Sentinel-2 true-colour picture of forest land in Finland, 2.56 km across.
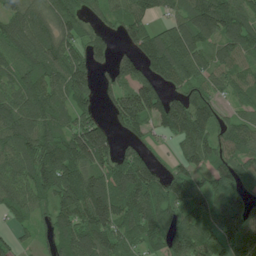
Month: July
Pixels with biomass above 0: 85%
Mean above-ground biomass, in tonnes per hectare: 101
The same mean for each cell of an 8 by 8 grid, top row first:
109 93 83 59 82 68 176 106
112 119 89 56 113 174 95 92
91 117 109 69 88 89 75 55
127 112 77 72 147 144 92 44
125 112 178 107 53 54 103 104
102 146 114 125 144 78 79 80
74 60 138 156 115 103 82 128
45 37 128 112 84 114 98 151
